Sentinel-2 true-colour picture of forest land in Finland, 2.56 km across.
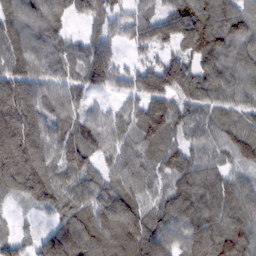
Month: February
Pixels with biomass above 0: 92%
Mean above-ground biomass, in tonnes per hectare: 94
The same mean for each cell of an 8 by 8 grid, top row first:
91 98 53 90 86 106 121 121
108 105 69 70 73 59 119 94
112 88 88 99 89 114 90 73
161 93 66 50 89 86 76 69
151 107 94 83 100 59 75 94
129 97 83 74 90 94 85 66
21 53 99 127 76 101 108 109
69 124 141 108 143 88 124 116
